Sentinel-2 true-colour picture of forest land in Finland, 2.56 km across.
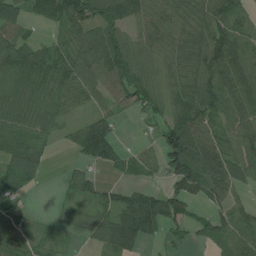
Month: July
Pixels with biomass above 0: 77%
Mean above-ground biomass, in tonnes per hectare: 64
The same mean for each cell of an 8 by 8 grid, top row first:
62 59 96 81 61 74 86 56
71 47 80 108 58 68 106 68
40 62 73 70 82 56 105 97
66 43 26 44 44 81 81 70
82 34 68 75 18 135 88 75
93 14 58 12 30 95 106 63
39 7 40 65 112 68 50 48
46 40 19 75 55 24 41 81
